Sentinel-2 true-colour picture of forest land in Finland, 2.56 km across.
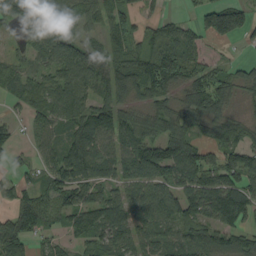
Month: September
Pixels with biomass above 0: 78%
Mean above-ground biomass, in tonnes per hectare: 73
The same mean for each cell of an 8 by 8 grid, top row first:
103 105 55 74 29 24 86 98
32 81 72 61 60 100 23 8
68 58 95 108 106 87 98 53
21 81 89 96 54 69 89 21
33 50 104 70 110 117 44 63
34 49 85 52 78 73 76 93
86 100 90 89 89 91 112 134
102 29 44 76 65 64 95 79
